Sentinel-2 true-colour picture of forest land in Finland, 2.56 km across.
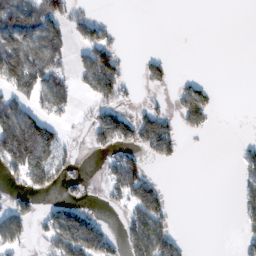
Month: February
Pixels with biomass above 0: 37%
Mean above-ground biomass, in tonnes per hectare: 50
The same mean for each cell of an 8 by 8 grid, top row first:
105 98 43 4 0 0 0 0
119 101 48 66 1 0 0 0
112 100 42 120 27 14 10 0
94 70 15 89 45 47 52 0
184 138 11 95 89 51 2 12
41 97 20 57 80 0 0 31
48 31 52 15 127 8 0 37
51 52 146 56 155 53 0 25
